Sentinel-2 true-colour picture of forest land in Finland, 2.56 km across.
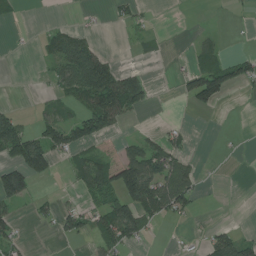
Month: July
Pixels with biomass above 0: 36%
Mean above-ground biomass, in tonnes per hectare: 40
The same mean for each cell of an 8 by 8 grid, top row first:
15 0 3 13 17 0 1 4
2 40 83 3 17 0 29 2
0 27 114 107 76 13 128 69
21 25 54 143 30 0 21 0
122 88 79 13 61 37 0 2
108 46 57 96 150 74 2 0
36 24 35 83 88 57 0 0
39 2 24 72 28 3 36 55
